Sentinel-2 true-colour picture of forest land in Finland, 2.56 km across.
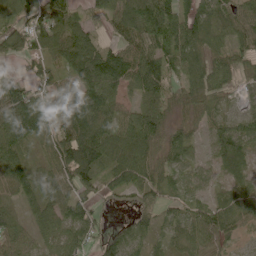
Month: June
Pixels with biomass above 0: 86%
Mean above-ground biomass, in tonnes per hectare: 64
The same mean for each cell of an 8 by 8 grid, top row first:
59 91 42 61 110 91 65 66
61 82 118 55 83 75 61 48
46 47 90 111 115 40 77 29
107 61 115 71 65 30 48 23
72 40 156 78 76 51 32 79
68 61 121 63 64 42 28 53
29 57 65 8 50 40 58 70
53 39 68 49 47 41 66 28
